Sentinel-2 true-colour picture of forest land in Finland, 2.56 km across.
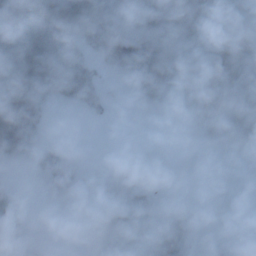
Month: January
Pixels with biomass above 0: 53%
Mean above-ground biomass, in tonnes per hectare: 69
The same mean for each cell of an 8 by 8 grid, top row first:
135 122 87 59 74 80 113 132
105 109 81 89 90 59 110 146
124 119 125 22 141 131 201 170
117 39 26 27 21 18 137 138
125 48 6 1 0 0 47 45
4 108 82 52 49 0 39 12
76 0 43 145 49 58 5 7
87 3 0 47 59 80 10 7
